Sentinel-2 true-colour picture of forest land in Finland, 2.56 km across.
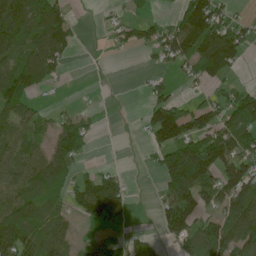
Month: June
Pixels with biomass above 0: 58%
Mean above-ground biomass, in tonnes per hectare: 77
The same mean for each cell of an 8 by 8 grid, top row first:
150 128 4 12 28 46 162 22
90 155 14 17 48 116 162 97
129 70 0 1 16 23 66 17
86 23 29 1 33 114 80 124
98 64 91 0 19 144 143 104
83 111 48 60 3 175 107 135
94 75 79 163 0 139 66 140
160 120 28 25 54 68 131 144
